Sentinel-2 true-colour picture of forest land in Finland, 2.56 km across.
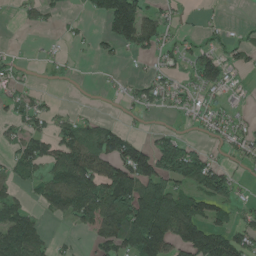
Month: June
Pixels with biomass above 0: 53%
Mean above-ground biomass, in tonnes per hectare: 62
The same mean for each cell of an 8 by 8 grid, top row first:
10 27 8 143 89 18 7 0
4 8 7 36 57 38 42 40
30 8 4 9 31 36 87 16
33 36 11 2 26 26 41 22
52 70 105 103 51 77 23 50
52 73 161 127 121 114 116 18
83 60 136 150 188 152 84 38
140 36 10 98 197 115 137 77
